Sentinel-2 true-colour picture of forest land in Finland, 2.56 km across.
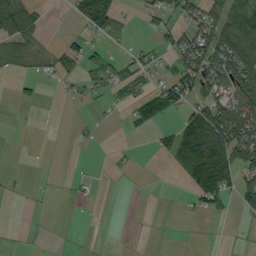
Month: September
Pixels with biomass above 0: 35%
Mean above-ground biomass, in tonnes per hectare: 31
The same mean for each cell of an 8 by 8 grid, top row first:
100 11 57 93 15 34 59 133
33 14 36 11 15 56 85 139
15 10 29 37 24 52 71 89
1 0 1 5 52 29 83 94
0 0 3 2 0 62 124 96
2 0 3 2 0 15 98 60
0 0 1 0 1 2 29 19
0 1 1 0 1 0 0 1
